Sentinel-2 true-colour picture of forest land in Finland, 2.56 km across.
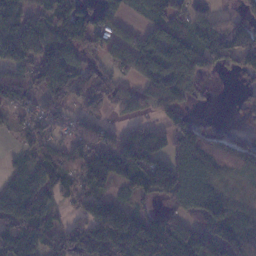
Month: January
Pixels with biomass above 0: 73%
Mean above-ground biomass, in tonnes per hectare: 87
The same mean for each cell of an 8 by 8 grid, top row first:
111 66 121 88 62 87 26 51
137 97 81 70 87 127 114 109
107 97 74 66 69 102 29 23
47 56 61 43 44 62 2 14
27 82 87 82 179 94 72 49
47 100 101 145 149 175 89 49
121 71 61 114 28 72 136 41
132 84 85 170 170 172 132 104
